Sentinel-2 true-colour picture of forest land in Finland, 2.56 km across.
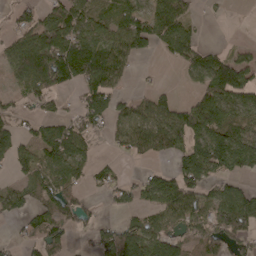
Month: April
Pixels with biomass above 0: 63%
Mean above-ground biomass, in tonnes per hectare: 76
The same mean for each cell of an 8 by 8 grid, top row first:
41 73 97 69 89 117 8 0
83 159 148 107 53 87 35 25
50 123 91 93 3 6 103 115
31 33 69 72 78 86 134 61
80 104 85 27 93 89 172 124
35 96 54 43 42 94 83 58
61 69 68 26 53 99 97 157
24 94 11 111 117 92 93 75
